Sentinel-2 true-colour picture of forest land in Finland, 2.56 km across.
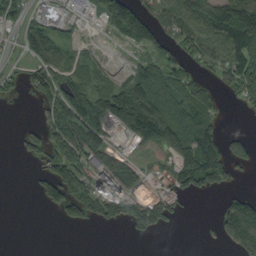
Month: September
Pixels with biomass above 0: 56%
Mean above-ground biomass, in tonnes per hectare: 61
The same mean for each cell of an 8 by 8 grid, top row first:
65 76 22 104 85 100 122 170
29 106 25 7 61 53 62 131
34 86 74 38 100 75 30 100
0 52 113 117 172 114 69 9
10 68 89 38 56 103 119 36
0 67 78 85 22 71 129 16
0 28 64 55 84 34 0 121
0 0 0 0 12 0 3 94
